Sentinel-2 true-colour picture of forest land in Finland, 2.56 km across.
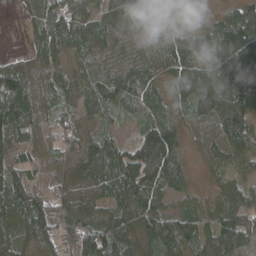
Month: April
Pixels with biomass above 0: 91%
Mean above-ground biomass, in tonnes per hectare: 79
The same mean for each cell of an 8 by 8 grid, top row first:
11 87 82 58 93 59 25 107
4 83 77 64 51 89 75 150
122 62 77 93 72 66 83 83
139 57 61 54 55 55 95 78
85 53 70 66 92 77 66 84
89 73 80 124 121 85 25 46
120 116 82 84 103 42 52 91
94 91 130 114 72 104 66 88
